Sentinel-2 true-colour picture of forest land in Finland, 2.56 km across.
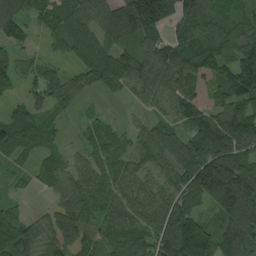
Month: August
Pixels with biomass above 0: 91%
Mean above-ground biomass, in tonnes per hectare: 86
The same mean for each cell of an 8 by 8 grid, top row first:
99 81 93 135 168 72 86 47
78 31 70 81 75 89 92 76
67 83 53 58 87 87 123 128
57 47 22 12 36 67 113 106
94 50 30 79 69 86 160 132
24 57 76 81 56 82 206 160
25 38 98 69 81 114 67 202
107 87 62 66 91 175 120 125
